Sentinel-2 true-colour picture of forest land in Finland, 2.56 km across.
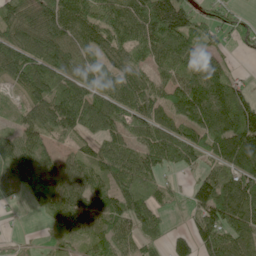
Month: June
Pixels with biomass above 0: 84%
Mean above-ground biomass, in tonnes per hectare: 88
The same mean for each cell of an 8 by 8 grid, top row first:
94 128 122 104 143 191 54 30
125 118 85 78 112 118 51 15
83 122 89 85 74 73 125 31
30 111 126 108 103 82 140 171
105 47 42 64 84 143 88 183
106 104 89 73 97 20 59 107
15 104 89 81 85 14 112 116
14 20 67 87 65 58 93 89
